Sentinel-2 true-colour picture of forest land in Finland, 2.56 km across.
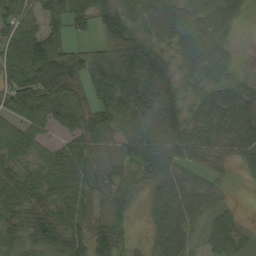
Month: September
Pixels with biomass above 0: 86%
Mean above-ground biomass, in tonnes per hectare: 58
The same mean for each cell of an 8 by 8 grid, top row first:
75 65 60 73 50 24 41 11
79 88 30 60 83 52 80 14
64 90 59 96 97 68 64 36
66 59 48 67 95 92 81 74
64 31 59 47 87 96 62 57
63 69 68 59 65 57 38 9
59 63 53 46 21 46 36 10
47 76 60 69 11 50 31 42
